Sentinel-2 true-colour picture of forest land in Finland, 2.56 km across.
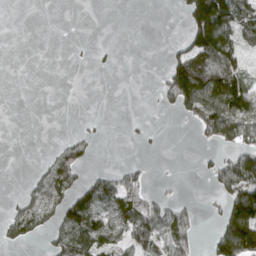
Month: April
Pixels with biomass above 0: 36%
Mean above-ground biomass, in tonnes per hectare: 59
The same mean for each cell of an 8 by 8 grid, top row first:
0 0 0 0 0 5 249 125
0 0 2 5 0 26 170 74
0 0 0 0 0 169 189 111
0 0 0 0 1 51 181 177
0 6 66 0 9 0 45 99
0 90 68 55 33 6 37 159
51 89 135 83 130 64 17 188
45 48 144 90 113 104 36 254
